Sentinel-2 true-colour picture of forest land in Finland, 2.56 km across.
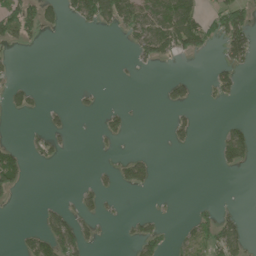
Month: June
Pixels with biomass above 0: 23%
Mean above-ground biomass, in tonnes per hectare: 29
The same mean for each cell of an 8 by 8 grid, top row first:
89 39 62 92 84 128 38 74
19 0 0 0 68 82 31 87
14 0 0 2 1 34 19 26
21 16 9 21 1 20 1 0
18 28 0 9 0 18 0 85
65 0 1 23 49 0 0 4
3 25 33 4 1 2 14 9
13 81 65 2 64 21 69 51
